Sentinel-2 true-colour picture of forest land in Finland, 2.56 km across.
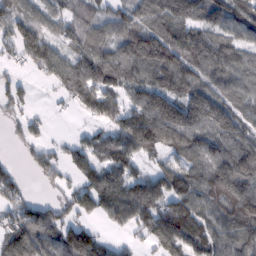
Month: February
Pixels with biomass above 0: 80%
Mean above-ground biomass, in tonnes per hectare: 94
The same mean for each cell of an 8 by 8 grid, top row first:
96 78 83 70 91 135 92 126
66 94 83 91 166 129 119 79
35 42 132 90 106 124 78 83
38 13 34 86 149 157 127 70
16 41 50 89 142 110 98 114
46 41 68 95 78 111 108 166
67 65 81 97 132 139 84 151
108 98 149 29 54 172 113 112
